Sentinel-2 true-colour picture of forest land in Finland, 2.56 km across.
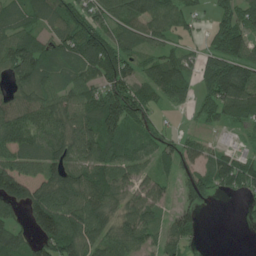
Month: July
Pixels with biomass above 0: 82%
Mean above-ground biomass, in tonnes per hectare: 72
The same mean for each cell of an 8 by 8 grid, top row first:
55 68 76 70 106 77 23 84
106 61 115 97 46 40 42 93
52 66 74 99 62 92 79 130
89 78 83 137 74 18 53 97
108 85 105 81 51 47 39 18
125 76 85 93 53 51 67 88
52 139 106 59 87 55 15 7
72 115 102 66 57 68 4 0
